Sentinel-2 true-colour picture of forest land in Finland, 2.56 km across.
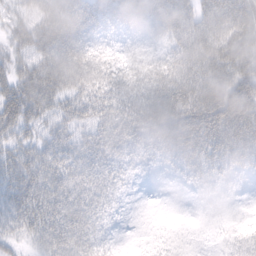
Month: February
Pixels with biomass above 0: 94%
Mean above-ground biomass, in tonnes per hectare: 53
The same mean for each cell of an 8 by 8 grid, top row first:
33 67 67 53 62 74 66 89
45 74 78 28 20 46 78 82
58 78 73 59 57 75 78 77
73 52 57 59 69 80 94 103
43 49 47 61 54 73 69 73
55 58 56 52 18 17 33 22
49 64 66 34 3 2 9 7
34 58 66 19 11 14 10 35
